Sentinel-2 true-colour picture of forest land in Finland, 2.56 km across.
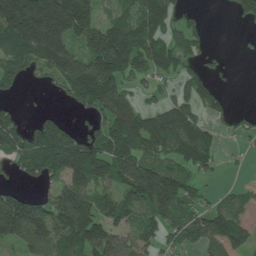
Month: June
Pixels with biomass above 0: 68%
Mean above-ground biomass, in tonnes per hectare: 102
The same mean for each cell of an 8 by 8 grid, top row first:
254 291 186 54 121 48 8 44
107 210 85 225 132 95 20 4
73 43 170 162 51 59 44 1
40 24 28 139 84 122 53 23
105 176 157 135 114 130 100 14
38 113 163 148 181 127 37 5
150 104 169 97 94 121 78 85
90 101 149 119 84 81 160 94
